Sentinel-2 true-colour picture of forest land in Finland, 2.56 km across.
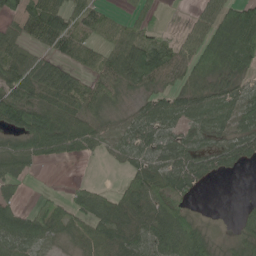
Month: May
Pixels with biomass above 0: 75%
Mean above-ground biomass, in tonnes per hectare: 58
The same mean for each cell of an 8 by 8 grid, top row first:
55 97 57 28 32 0 57 136
65 39 57 64 109 49 104 116
91 97 49 77 94 52 92 48
96 83 85 36 54 72 75 69
43 69 59 50 64 59 42 65
50 0 3 1 66 66 42 4
49 44 47 65 70 55 1 11
83 51 47 71 64 88 38 38
